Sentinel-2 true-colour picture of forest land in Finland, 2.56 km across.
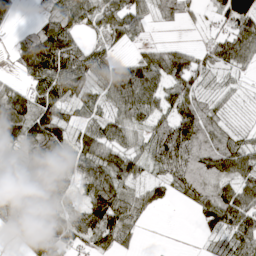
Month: April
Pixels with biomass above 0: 81%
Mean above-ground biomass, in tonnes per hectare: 64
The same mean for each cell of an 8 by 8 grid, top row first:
23 57 79 84 53 48 15 101
40 134 66 37 34 47 42 94
23 94 86 82 114 83 35 18
113 91 37 48 74 63 58 17
53 113 59 74 46 116 74 52
68 105 64 98 37 92 85 79
72 86 55 122 35 7 73 97
28 108 56 70 7 1 21 71
